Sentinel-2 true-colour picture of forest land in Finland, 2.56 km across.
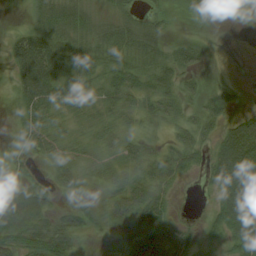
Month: August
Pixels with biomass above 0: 74%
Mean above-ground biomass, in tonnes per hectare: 40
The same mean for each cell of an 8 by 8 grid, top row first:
0 64 52 24 26 8 13 20
50 74 49 46 50 24 8 0
32 83 57 39 36 33 7 4
18 45 30 32 36 24 39 25
14 43 26 34 32 32 29 100
31 20 36 33 38 38 30 127
97 50 33 41 67 13 18 116
70 78 20 16 72 55 18 70
